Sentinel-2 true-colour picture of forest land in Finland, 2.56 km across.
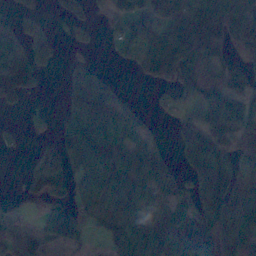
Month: November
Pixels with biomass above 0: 67%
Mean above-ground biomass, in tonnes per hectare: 74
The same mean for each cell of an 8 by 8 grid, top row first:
53 22 36 46 87 85 125 70
93 85 32 13 114 154 134 44
135 11 89 26 32 87 96 44
13 20 124 103 21 43 88 91
18 40 115 128 51 40 101 71
6 132 60 125 110 73 107 79
20 48 44 104 92 71 110 119
73 40 35 61 112 109 131 99
